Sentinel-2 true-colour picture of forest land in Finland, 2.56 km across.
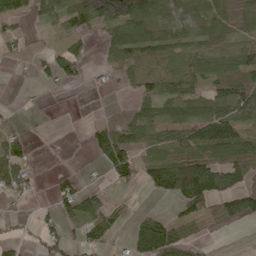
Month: May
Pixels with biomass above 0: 59%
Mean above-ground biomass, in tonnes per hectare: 55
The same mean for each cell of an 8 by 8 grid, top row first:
63 31 81 148 96 38 70 46
59 34 20 53 80 71 64 62
1 32 30 15 60 76 70 93
5 0 0 3 47 64 85 94
48 0 1 118 51 59 132 121
96 8 15 54 50 156 137 79
4 16 77 41 11 35 52 99
24 52 39 26 108 83 7 0
